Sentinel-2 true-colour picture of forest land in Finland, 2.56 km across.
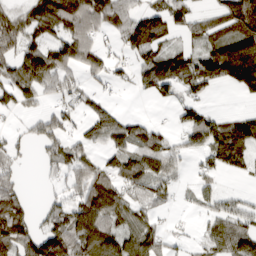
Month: March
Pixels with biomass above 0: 63%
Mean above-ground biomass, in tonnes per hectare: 72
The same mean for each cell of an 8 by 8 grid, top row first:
52 120 135 108 81 72 44 115
74 94 116 30 104 47 76 134
90 100 47 40 71 105 95 120
32 37 43 71 6 26 48 26
23 50 56 80 100 45 102 134
36 15 90 94 95 38 38 27
101 33 117 127 46 15 39 52
113 104 132 113 96 18 49 84
